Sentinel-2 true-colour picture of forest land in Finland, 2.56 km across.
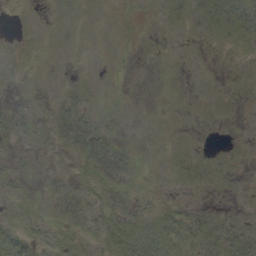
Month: September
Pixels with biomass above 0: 43%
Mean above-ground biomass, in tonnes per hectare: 11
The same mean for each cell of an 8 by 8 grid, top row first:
1 1 7 1 0 12 22 36
5 1 2 1 0 0 2 9
3 0 7 0 0 0 2 1
16 12 34 9 0 0 2 1
12 12 42 31 0 3 2 3
8 10 9 36 4 12 15 3
11 6 32 31 9 10 6 1
26 15 14 25 40 30 25 27
